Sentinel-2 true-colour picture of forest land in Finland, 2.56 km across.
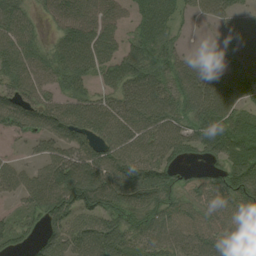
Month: August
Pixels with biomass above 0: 83%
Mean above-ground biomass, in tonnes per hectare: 69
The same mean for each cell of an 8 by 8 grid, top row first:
60 30 78 55 56 33 32 53
70 42 95 60 76 42 11 74
70 56 56 52 80 64 92 89
100 80 82 72 89 74 101 60
8 51 70 62 71 84 76 101
58 90 122 91 105 50 55 105
30 83 92 81 76 64 78 89
46 69 89 97 61 66 79 58
